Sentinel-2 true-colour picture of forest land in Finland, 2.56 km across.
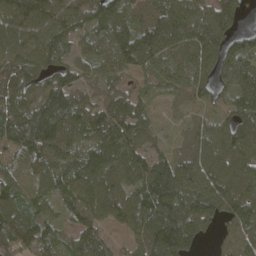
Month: April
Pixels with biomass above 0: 92%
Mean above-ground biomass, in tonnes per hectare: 92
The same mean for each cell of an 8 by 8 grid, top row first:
120 113 93 99 67 147 120 58
122 101 47 92 121 99 134 73
117 82 60 59 42 79 94 97
104 122 90 113 64 25 34 88
103 115 75 119 71 33 95 92
73 95 99 95 103 132 120 85
102 48 89 91 117 140 125 103
117 84 82 37 106 156 22 67
